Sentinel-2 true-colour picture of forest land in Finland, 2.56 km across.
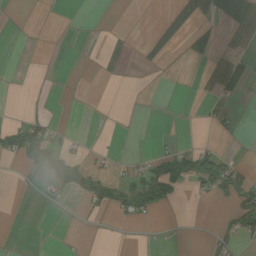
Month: August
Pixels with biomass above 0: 18%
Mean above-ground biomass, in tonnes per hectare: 13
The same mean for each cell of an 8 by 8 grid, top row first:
0 0 0 0 0 32 17 41
0 0 0 3 10 14 20 13
0 0 0 1 1 0 18 29
2 5 0 0 0 0 8 2
47 54 5 1 0 5 9 1
1 29 33 17 33 57 81 50
0 5 5 21 23 4 1 67
0 0 0 0 0 0 8 25
